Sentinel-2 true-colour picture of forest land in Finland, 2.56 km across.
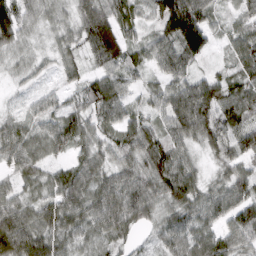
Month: March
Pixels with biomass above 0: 95%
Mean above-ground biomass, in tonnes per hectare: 65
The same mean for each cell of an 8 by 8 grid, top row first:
95 42 70 88 45 164 68 34
48 27 54 115 54 105 66 55
22 15 48 69 30 64 49 50
25 53 61 70 41 100 101 67
69 62 55 50 85 64 63 87
42 41 66 61 79 107 28 61
68 67 81 99 85 76 66 89
112 75 47 62 19 59 73 71
